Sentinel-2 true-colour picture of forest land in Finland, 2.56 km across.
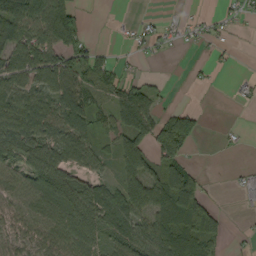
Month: September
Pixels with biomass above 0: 63%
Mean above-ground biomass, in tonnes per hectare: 59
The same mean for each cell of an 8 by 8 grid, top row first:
89 129 58 4 9 9 12 18
82 91 74 14 20 8 15 5
84 86 74 62 23 0 6 9
103 97 75 72 105 47 6 1
104 89 74 40 75 164 0 6
68 110 59 33 114 141 14 11
67 85 107 87 95 146 60 6
69 78 92 55 89 100 68 6
